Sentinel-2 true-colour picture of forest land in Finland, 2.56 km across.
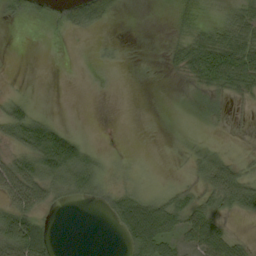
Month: September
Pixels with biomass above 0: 51%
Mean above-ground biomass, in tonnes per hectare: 28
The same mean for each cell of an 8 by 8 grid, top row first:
20 18 62 27 0 19 20 44
0 0 0 9 1 21 65 66
2 0 2 5 1 5 50 57
38 7 0 0 0 2 16 4
41 91 34 1 0 1 15 7
80 60 55 24 12 5 59 56
62 27 6 39 71 54 42 41
102 53 0 1 74 35 64 18
